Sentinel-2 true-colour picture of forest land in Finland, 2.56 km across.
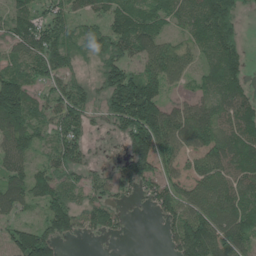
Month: June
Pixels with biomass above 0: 82%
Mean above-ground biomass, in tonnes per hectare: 85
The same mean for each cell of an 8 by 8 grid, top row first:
85 76 56 81 82 61 141 64
80 105 52 90 92 69 83 77
95 68 50 108 134 51 52 72
142 69 96 100 186 77 85 102
96 53 86 15 141 99 98 106
83 103 62 53 98 61 102 95
64 105 85 67 20 111 117 104
100 119 27 20 0 91 159 113
